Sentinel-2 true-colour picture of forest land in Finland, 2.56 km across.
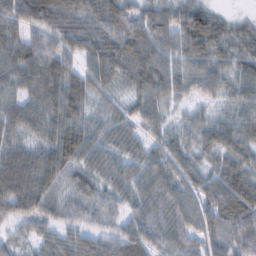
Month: February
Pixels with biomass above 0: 93%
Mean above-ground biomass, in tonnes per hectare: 58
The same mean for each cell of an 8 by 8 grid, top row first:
72 79 55 72 58 66 59 12
55 70 66 72 87 73 74 41
50 81 54 48 76 66 64 50
56 70 55 32 56 22 27 47
49 59 83 53 41 52 48 50
91 76 58 57 67 60 47 64
65 54 46 39 60 58 58 72
28 43 50 57 71 44 54 72
